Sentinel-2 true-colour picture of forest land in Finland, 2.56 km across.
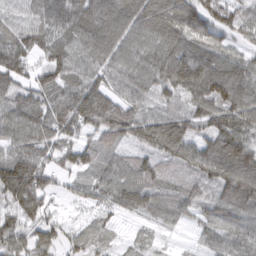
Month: March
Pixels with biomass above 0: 90%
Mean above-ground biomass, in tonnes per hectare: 87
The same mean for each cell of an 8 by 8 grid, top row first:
58 98 116 108 126 131 107 66
110 92 84 95 96 120 93 43
90 89 92 82 90 117 146 108
106 118 154 132 62 66 99 114
89 86 73 58 72 107 80 105
167 77 56 82 77 48 81 142
80 66 18 59 76 83 65 112
85 67 48 33 31 10 45 76
